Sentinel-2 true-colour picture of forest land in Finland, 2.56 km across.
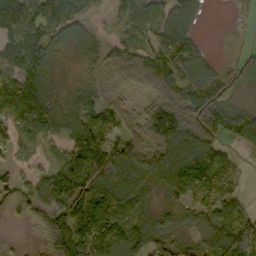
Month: October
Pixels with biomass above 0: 82%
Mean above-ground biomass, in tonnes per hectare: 86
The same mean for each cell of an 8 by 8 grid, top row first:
141 118 99 39 83 115 9 17
114 112 36 59 107 163 21 20
83 58 17 57 96 111 95 82
108 98 68 88 74 141 131 53
85 53 98 73 131 125 97 39
42 53 150 132 101 114 120 48
86 70 106 159 55 55 78 50
9 109 123 127 106 42 57 197
